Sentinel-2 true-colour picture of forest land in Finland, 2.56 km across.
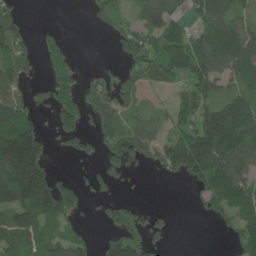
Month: June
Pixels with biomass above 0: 61%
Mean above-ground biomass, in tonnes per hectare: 79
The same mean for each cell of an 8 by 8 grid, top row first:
58 0 0 45 76 74 109 54
93 77 1 11 101 151 114 108
74 95 65 25 69 75 118 60
151 45 124 39 34 63 95 100
312 64 62 63 70 126 163 115
277 119 15 57 8 44 103 88
153 136 63 60 25 6 34 88
109 95 55 71 67 3 0 77
